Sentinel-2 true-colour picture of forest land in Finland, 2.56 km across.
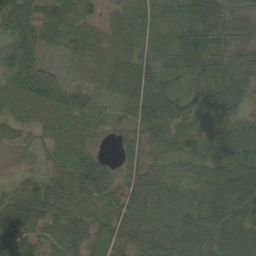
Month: September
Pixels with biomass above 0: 92%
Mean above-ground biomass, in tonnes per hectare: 46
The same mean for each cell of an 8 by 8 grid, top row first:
89 45 44 14 42 41 77 42
72 28 35 17 30 54 71 34
66 66 11 30 63 27 57 49
33 53 51 16 66 46 57 38
18 19 46 8 36 43 53 72
10 28 68 53 40 35 52 71
63 59 38 45 39 28 64 65
68 21 46 45 42 57 55 77
